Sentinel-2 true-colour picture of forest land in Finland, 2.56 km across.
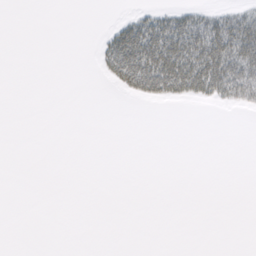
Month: March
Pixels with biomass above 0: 17%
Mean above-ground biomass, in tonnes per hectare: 13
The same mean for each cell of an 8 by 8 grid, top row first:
0 0 0 1 20 31 28 37
0 0 0 41 78 78 78 76
0 0 0 19 67 75 77 83
0 0 0 0 0 0 1 9
0 0 0 0 0 0 0 0
0 0 0 0 0 0 0 0
0 0 0 0 0 0 0 0
0 0 0 0 0 0 0 0
